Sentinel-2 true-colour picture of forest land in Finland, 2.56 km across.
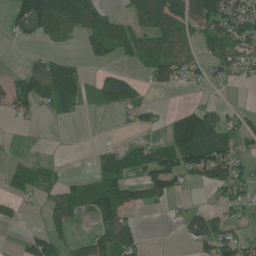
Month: June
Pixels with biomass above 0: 54%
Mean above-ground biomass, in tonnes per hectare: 56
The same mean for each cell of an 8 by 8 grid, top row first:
73 121 92 37 82 100 124 110
7 17 13 71 68 86 50 113
50 114 60 64 25 53 35 34
52 22 24 24 48 35 62 31
6 3 2 13 43 110 127 55
56 46 17 87 75 113 92 71
38 47 54 116 37 14 39 37
8 76 35 117 30 5 81 69
